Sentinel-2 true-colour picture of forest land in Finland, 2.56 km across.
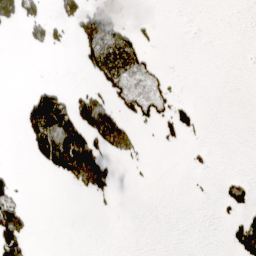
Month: April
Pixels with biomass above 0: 22%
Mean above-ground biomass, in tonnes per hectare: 34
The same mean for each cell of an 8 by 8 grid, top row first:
62 31 75 130 4 0 0 0
0 31 47 126 39 0 0 0
0 4 2 76 43 5 0 0
6 179 112 78 49 53 1 0
0 158 153 120 11 11 6 0
19 18 132 66 2 0 5 17
77 0 0 7 0 0 0 50
96 0 0 0 0 0 0 76
